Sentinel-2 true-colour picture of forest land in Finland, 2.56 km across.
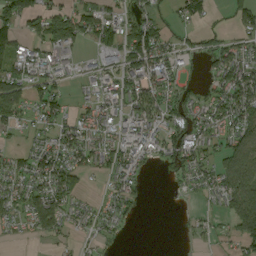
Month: September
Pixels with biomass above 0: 61%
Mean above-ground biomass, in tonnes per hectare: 50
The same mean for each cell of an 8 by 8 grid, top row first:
79 94 62 42 53 34 36 48
38 56 37 66 130 39 33 47
60 51 11 40 97 38 20 80
58 66 32 36 82 55 50 83
12 39 71 52 59 81 48 82
47 98 57 48 18 28 48 124
35 104 27 41 7 4 16 129
8 24 15 18 0 1 16 74
